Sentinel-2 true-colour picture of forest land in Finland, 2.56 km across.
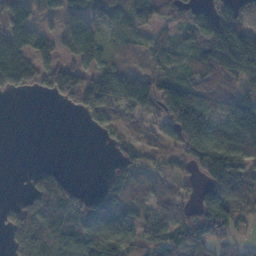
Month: November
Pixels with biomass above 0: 74%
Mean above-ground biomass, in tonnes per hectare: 78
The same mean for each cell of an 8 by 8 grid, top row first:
74 33 69 84 73 46 77 73
128 56 118 32 44 61 131 210
117 81 103 112 99 73 113 97
0 0 54 77 79 193 98 113
0 0 0 23 38 83 133 107
0 94 3 78 58 47 77 90
57 173 98 142 63 51 122 66
84 141 101 120 79 66 76 29
